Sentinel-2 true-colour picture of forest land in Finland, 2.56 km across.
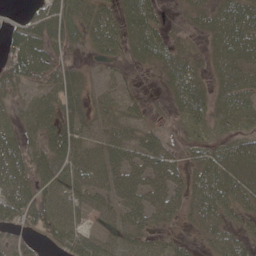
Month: May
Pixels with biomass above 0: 79%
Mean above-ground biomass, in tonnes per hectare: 48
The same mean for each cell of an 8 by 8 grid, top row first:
12 68 47 61 57 8 42 89
79 57 22 54 53 38 28 66
65 48 34 27 5 53 25 47
34 54 39 41 27 18 41 47
56 60 53 60 67 16 30 39
68 63 68 74 71 56 67 65
66 71 39 58 83 50 67 46
34 31 62 46 44 21 34 46
